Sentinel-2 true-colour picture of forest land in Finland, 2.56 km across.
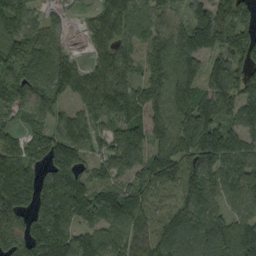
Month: September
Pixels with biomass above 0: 90%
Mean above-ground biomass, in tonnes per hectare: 112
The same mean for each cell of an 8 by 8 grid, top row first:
130 38 16 118 101 57 110 105
102 87 14 114 86 126 116 105
139 125 103 140 97 114 99 130
70 69 69 119 103 113 141 97
104 142 107 96 104 151 166 98
197 122 94 88 96 130 133 129
173 159 130 140 108 103 104 71
150 159 94 115 108 144 135 152
